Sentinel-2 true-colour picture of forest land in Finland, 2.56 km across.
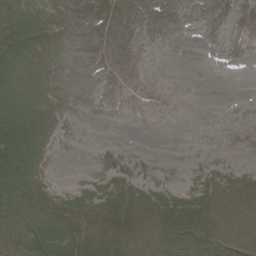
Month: June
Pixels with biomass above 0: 37%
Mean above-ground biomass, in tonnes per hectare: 7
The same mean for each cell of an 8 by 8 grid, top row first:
24 3 0 0 0 0 0 0
19 2 0 0 0 0 0 0
10 0 0 0 0 0 0 0
24 3 0 0 0 0 0 0
36 3 0 0 0 0 0 0
32 5 0 2 2 0 1 1
25 20 14 14 14 16 10 4
21 33 20 12 9 15 17 9
